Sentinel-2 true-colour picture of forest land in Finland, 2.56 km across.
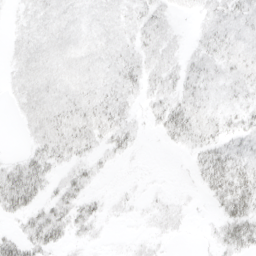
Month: April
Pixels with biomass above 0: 72%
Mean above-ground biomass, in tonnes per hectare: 14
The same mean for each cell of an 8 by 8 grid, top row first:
5 14 11 10 14 5 11 17
9 14 11 12 14 8 14 14
10 15 12 15 20 16 14 11
6 21 21 29 8 29 16 12
1 23 22 17 2 10 24 18
30 16 12 2 2 1 26 29
28 20 19 4 3 6 4 31
24 27 6 1 5 2 3 28
